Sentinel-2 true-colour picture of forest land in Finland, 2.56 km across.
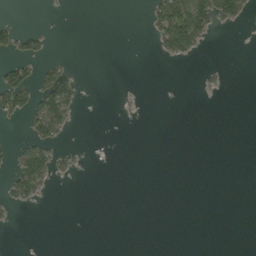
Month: September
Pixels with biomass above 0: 12%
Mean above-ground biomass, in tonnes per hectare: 11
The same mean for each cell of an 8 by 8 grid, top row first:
2 0 0 0 8 106 75 32
31 8 0 0 0 57 6 0
55 39 10 0 0 0 4 0
41 79 8 0 0 0 0 0
10 39 2 0 0 0 0 0
51 38 4 0 0 0 0 0
13 0 0 0 0 0 0 0
0 0 0 0 0 0 0 0
